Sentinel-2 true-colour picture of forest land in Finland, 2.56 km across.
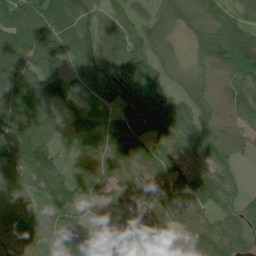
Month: June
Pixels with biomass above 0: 93%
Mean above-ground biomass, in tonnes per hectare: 81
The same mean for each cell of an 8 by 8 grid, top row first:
87 97 97 71 44 71 73 51
93 136 97 118 83 31 90 134
104 109 80 105 115 43 61 92
107 67 120 67 119 112 72 90
149 100 44 105 97 90 97 65
88 162 56 60 68 80 101 28
30 67 55 65 63 96 69 62
21 34 88 34 35 21 118 92
